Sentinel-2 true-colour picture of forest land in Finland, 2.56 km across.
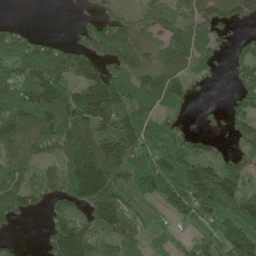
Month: May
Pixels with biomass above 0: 77%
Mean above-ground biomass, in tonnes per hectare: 100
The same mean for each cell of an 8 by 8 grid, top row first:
3 0 23 58 49 64 120 84
130 81 99 116 68 104 83 65
80 148 131 168 90 108 30 117
133 150 207 228 94 49 21 109
101 88 135 182 136 90 57 72
68 65 190 136 159 141 139 126
81 45 78 148 45 94 147 148
23 63 158 84 43 25 90 212
